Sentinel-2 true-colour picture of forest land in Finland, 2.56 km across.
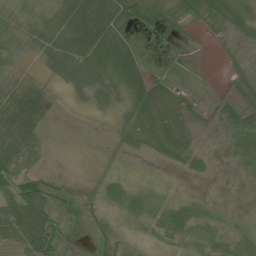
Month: July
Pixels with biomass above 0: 68%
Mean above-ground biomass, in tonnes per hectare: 31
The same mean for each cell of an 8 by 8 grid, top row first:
14 24 89 75 50 32 43 54
15 44 81 91 9 3 2 10
18 15 41 55 54 14 1 14
101 33 3 15 59 46 11 41
89 11 1 6 32 54 4 53
56 16 2 11 2 4 16 14
65 48 10 14 31 30 14 1
43 62 3 18 8 24 30 32
